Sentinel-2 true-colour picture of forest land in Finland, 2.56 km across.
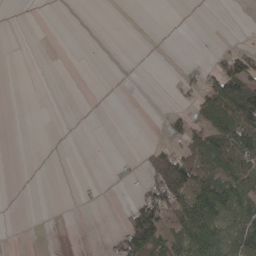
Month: May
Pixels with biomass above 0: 27%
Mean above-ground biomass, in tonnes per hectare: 31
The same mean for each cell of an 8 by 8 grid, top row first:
0 0 0 0 0 0 0 1
0 0 1 0 0 0 3 26
0 0 0 0 0 13 50 152
0 0 0 0 0 22 97 170
0 0 0 0 9 43 88 126
0 0 1 3 31 131 84 92
0 0 3 0 108 82 119 80
0 2 0 24 131 54 111 107
